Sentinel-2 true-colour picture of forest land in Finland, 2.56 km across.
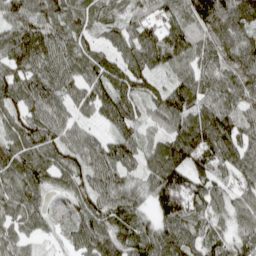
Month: April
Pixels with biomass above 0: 97%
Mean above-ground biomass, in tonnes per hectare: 89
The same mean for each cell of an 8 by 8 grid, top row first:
91 96 76 64 81 88 144 122
101 95 73 64 125 116 100 104
79 86 76 93 79 75 85 103
73 89 47 90 61 125 95 97
87 87 82 77 61 128 145 121
97 74 88 90 67 155 100 82
81 57 84 96 47 143 89 69
57 20 77 93 95 119 80 61
